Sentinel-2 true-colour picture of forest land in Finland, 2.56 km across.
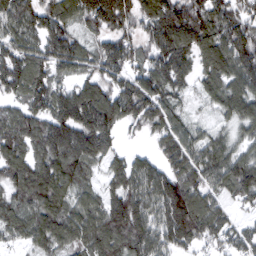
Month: March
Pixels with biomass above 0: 91%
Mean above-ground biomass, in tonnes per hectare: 113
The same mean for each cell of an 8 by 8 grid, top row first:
124 114 108 159 115 144 133 97
115 90 57 120 86 177 128 142
137 114 78 97 114 118 87 122
79 129 187 158 110 77 33 123
123 147 161 83 19 121 92 71
125 153 102 79 133 121 112 145
107 142 102 123 139 174 119 44
56 103 99 134 148 116 83 91
